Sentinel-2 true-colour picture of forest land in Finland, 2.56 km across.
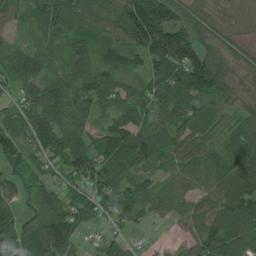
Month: July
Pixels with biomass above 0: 88%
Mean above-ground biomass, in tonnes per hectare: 84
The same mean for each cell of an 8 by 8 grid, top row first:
53 108 98 88 165 88 63 49
47 66 72 79 134 188 71 36
79 82 94 80 72 129 163 44
72 106 87 74 84 115 78 53
103 117 97 119 130 102 76 79
71 63 100 89 67 62 72 107
69 75 76 65 62 63 74 122
118 99 35 46 11 18 103 90
